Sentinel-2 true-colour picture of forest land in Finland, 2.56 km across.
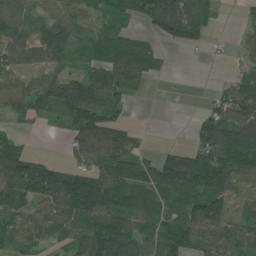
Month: June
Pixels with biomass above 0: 74%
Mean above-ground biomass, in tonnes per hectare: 85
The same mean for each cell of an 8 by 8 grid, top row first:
99 72 62 84 78 132 78 14
84 116 69 116 100 28 26 24
41 77 95 119 58 3 1 63
55 60 142 85 0 0 51 118
56 0 75 120 24 17 112 169
148 137 119 136 135 154 183 84
81 77 154 111 88 80 150 49
71 61 81 183 91 132 85 94
